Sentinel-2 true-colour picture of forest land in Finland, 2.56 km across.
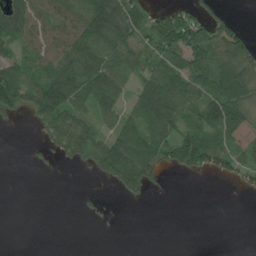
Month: July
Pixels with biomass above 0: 55%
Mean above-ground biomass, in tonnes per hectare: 49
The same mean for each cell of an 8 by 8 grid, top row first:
97 77 84 115 62 61 41 11
41 68 113 83 55 74 102 95
86 82 100 83 59 99 97 79
40 89 41 42 92 93 75 64
0 31 54 87 104 103 93 33
0 2 0 74 92 8 24 43
0 0 4 3 1 0 0 0
0 0 0 0 0 0 0 0
